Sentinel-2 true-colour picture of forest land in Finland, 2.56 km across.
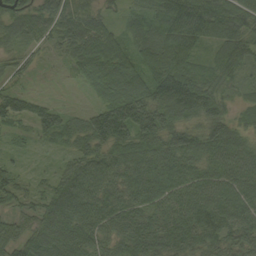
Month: September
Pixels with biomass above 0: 93%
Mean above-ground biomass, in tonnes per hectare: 76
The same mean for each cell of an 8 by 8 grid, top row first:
67 65 73 31 48 102 117 100
40 32 73 59 62 108 47 97
34 3 17 77 82 136 66 38
80 66 32 125 119 108 98 37
15 21 51 99 91 93 94 75
52 24 92 81 113 101 80 93
43 92 114 93 88 91 114 109
87 110 101 63 93 97 80 79
